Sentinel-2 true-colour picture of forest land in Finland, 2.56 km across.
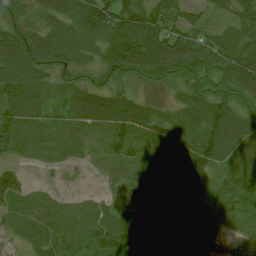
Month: July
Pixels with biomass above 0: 88%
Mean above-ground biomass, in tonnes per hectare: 48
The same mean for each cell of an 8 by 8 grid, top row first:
42 53 85 82 76 50 21 44
102 91 62 75 87 74 61 56
93 44 43 34 36 39 48 77
63 36 54 58 31 15 57 46
37 21 16 36 27 24 83 73
43 7 5 28 55 36 61 64
24 14 12 40 98 107 39 52
12 21 20 67 28 20 31 66
